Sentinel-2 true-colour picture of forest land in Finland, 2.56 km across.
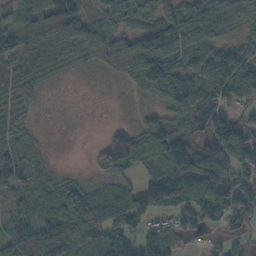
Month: November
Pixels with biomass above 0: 80%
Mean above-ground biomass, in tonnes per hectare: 74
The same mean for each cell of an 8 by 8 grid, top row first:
45 102 67 43 51 84 91 58
59 76 67 70 101 93 67 70
81 22 2 9 79 121 95 113
43 2 2 0 24 67 102 54
39 4 0 100 90 141 108 162
65 27 5 30 48 210 189 100
45 51 82 128 117 88 148 121
89 138 135 115 71 50 29 29
